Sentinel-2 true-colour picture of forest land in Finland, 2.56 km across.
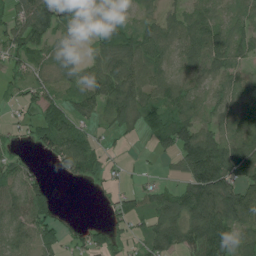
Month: July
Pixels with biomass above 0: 74%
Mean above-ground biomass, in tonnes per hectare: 62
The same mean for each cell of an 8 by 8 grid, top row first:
60 116 43 24 29 42 61 46
72 65 33 97 83 60 101 54
27 46 62 112 74 53 37 57
13 46 51 72 66 89 52 76
16 62 83 14 10 109 139 97
53 17 43 17 12 27 169 82
73 69 0 29 51 101 127 135
67 57 26 36 55 98 133 63
